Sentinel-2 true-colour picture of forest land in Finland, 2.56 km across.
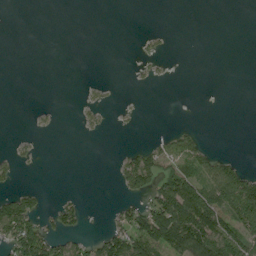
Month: August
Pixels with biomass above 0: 25%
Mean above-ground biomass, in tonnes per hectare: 26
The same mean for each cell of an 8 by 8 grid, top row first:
0 0 0 0 0 0 0 0
0 0 0 0 7 1 0 0
0 0 1 3 7 2 0 0
0 5 9 7 1 0 0 0
10 0 0 0 16 55 15 0
13 0 0 9 77 82 69 89
92 18 32 12 49 107 96 119
100 75 28 58 94 93 116 92
